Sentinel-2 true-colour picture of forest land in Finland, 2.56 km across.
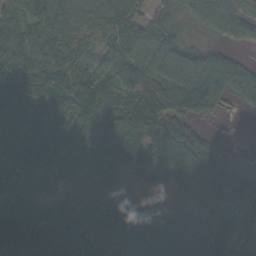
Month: October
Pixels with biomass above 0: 92%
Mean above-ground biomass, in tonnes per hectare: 94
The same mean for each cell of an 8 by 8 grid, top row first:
99 156 102 100 49 71 128 151
121 155 99 81 53 101 46 40
129 114 104 65 84 134 125 52
116 102 86 86 120 90 78 18
109 107 79 126 111 182 79 15
87 96 67 66 64 76 135 142
86 81 84 59 57 43 105 112
91 103 137 115 94 92 136 50
